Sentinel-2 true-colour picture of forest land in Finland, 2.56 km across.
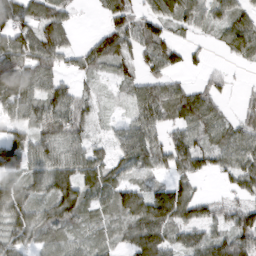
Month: March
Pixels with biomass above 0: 81%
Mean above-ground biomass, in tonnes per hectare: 62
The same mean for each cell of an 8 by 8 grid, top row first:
85 87 9 65 55 69 55 55
100 107 42 99 73 53 18 67
90 67 31 34 57 33 26 6
59 75 53 11 71 80 81 30
83 72 55 39 87 70 56 76
52 75 88 53 30 46 35 72
80 60 80 69 98 121 44 63
62 44 38 40 117 50 67 93
